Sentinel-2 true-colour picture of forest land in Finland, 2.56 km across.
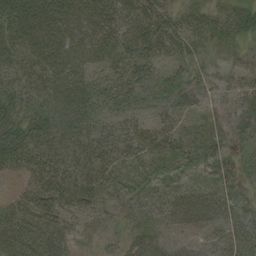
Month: August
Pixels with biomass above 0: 85%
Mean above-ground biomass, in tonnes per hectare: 44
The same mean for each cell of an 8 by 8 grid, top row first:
71 78 70 65 77 36 33 43
53 69 75 42 76 62 15 15
37 55 63 32 31 43 26 27
61 47 58 25 21 30 17 30
78 32 35 35 49 44 39 22
25 56 46 29 43 33 33 29
60 64 45 17 31 52 61 40
83 73 10 11 49 32 27 46
